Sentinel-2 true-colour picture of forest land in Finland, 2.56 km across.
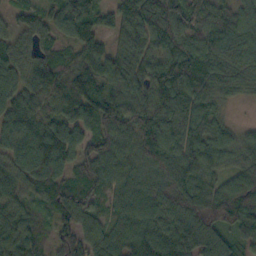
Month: October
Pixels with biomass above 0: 94%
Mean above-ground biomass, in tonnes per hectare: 93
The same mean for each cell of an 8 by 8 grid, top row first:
49 74 101 65 141 126 91 83
82 64 83 55 87 110 105 98
89 121 127 91 99 121 88 67
110 97 110 130 111 120 72 7
104 149 106 115 115 93 94 75
80 125 82 103 110 130 60 89
69 71 125 67 99 84 110 122
90 40 99 95 109 78 26 55
